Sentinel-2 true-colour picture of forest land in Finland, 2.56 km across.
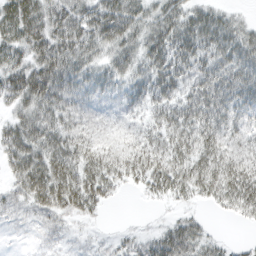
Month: March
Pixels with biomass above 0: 86%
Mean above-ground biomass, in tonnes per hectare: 40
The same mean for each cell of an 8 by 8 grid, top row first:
80 54 50 67 43 46 40 14
52 62 56 44 45 54 47 52
53 74 44 38 39 45 48 49
32 47 32 15 29 45 52 37
53 55 44 29 39 45 49 31
39 69 56 46 47 54 58 65
16 40 39 7 2 13 14 41
2 10 6 8 19 53 27 6
